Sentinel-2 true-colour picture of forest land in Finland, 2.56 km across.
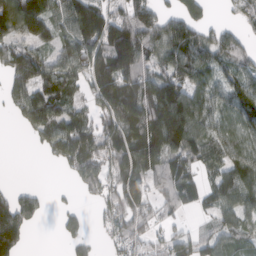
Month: March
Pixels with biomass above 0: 74%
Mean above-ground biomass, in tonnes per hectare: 100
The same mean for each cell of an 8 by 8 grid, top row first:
229 128 159 97 117 84 38 48
101 62 139 215 150 144 108 67
100 135 74 218 139 147 80 104
43 115 54 151 185 250 84 107
0 63 134 140 189 169 127 76
0 0 85 117 146 127 61 115
99 15 20 77 77 59 49 92
103 0 47 56 73 69 75 68
